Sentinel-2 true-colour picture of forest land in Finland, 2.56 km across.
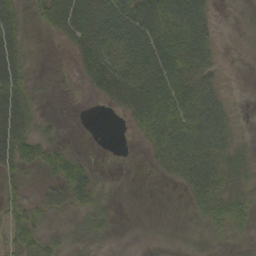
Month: September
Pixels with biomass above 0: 62%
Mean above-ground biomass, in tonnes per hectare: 32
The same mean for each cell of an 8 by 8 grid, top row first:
35 46 80 72 74 71 28 2
35 0 49 57 64 72 36 1
43 3 15 80 64 62 33 0
54 3 0 13 68 68 66 5
52 27 0 0 23 77 67 19
20 23 41 1 1 30 69 29
23 23 29 10 0 0 37 34
23 17 19 8 1 4 9 7
